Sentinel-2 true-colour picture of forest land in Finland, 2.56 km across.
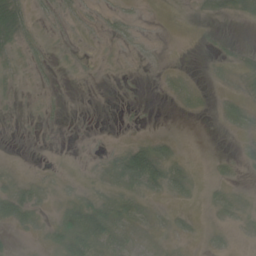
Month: June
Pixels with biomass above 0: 36%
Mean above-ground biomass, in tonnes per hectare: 9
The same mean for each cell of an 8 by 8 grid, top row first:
46 6 6 9 2 0 6 11
13 7 2 2 4 0 1 6
4 3 1 1 1 8 2 7
1 4 0 0 1 2 2 20
0 1 1 2 15 6 0 4
7 4 3 17 51 16 3 4
40 5 38 25 10 4 6 11
3 9 48 23 4 5 7 3
